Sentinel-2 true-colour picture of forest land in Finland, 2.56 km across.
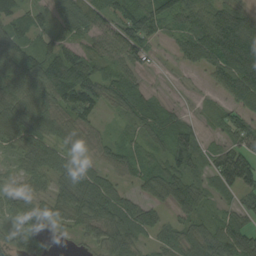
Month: August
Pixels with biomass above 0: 89%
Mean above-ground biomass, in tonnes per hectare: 66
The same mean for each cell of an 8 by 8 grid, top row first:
62 38 57 55 101 75 71 85
75 74 49 53 65 34 103 163
80 117 128 70 25 6 20 125
103 85 97 25 86 42 22 62
64 84 54 45 51 100 33 68
31 58 94 43 66 81 48 112
55 46 94 89 67 54 32 46
39 28 22 74 36 61 86 103
